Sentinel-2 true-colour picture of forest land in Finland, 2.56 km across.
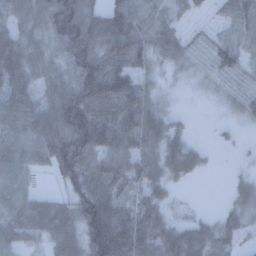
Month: December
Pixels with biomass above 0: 82%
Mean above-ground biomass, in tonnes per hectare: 62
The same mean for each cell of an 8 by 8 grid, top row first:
63 92 119 86 61 30 13 72
101 64 112 83 74 66 42 56
92 71 106 117 45 15 24 39
95 93 134 74 64 17 1 28
72 103 113 31 62 51 8 6
59 20 86 86 58 44 8 15
55 63 78 92 64 18 3 40
52 51 73 172 91 79 65 27
